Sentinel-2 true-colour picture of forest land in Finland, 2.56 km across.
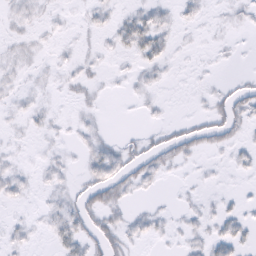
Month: February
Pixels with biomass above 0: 47%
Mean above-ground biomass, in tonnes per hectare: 7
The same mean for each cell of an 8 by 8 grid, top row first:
8 4 3 8 16 8 4 6
7 3 4 7 23 6 2 2
7 4 10 3 7 2 3 4
6 6 6 0 3 0 12 17
3 3 6 7 12 22 12 8
10 7 6 21 13 3 2 2
3 7 17 17 4 4 4 5
7 5 17 19 7 4 11 11
